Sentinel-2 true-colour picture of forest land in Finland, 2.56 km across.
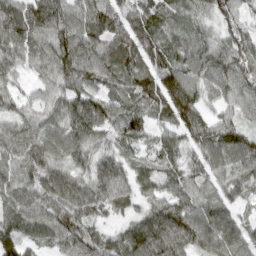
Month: March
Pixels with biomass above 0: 94%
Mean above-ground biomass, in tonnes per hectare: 74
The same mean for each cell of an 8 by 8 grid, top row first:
90 88 78 77 90 60 48 43
81 76 85 85 103 71 81 72
36 55 83 54 93 102 76 85
61 72 102 76 76 104 51 56
79 90 71 47 45 62 83 90
73 73 51 83 53 62 64 67
92 77 80 54 44 80 77 34
90 53 89 57 108 105 94 79
